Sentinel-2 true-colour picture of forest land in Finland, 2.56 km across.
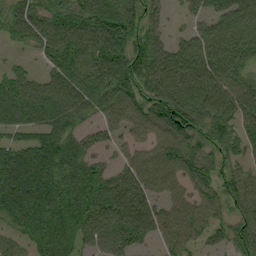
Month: September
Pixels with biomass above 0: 85%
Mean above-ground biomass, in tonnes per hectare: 71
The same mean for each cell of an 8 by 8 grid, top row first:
60 63 75 90 63 11 54 89
17 66 89 96 75 59 97 93
59 60 88 98 78 94 89 66
75 89 74 62 68 105 78 78
53 78 54 35 48 85 63 57
103 94 87 61 83 67 69 57
82 85 77 97 84 62 63 53
39 72 53 76 46 68 42 67
